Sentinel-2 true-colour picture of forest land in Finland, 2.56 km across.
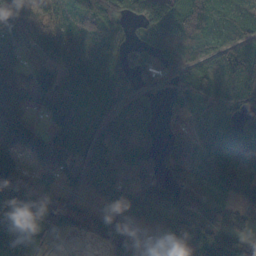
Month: October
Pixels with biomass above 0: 87%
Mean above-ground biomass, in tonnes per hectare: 89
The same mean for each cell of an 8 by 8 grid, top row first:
57 62 120 121 134 113 102 84
54 51 113 82 50 79 67 80
78 117 143 123 72 87 104 137
97 74 94 105 64 51 88 94
94 123 89 91 71 62 148 202
78 83 84 82 54 86 96 153
80 78 78 68 80 111 74 72
113 46 10 64 60 80 131 65
